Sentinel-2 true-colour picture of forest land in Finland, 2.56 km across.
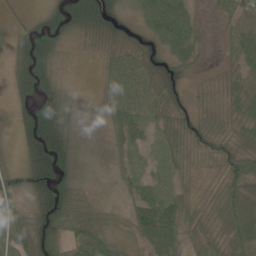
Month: June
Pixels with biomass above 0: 85%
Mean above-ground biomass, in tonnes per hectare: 38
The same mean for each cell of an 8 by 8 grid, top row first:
5 24 59 28 49 110 9 61
32 45 6 15 16 68 9 57
44 54 2 42 50 20 6 37
21 69 13 40 44 30 15 47
17 73 12 21 24 34 22 37
28 58 20 11 23 17 5 60
52 62 65 17 74 58 16 67
69 49 63 41 47 49 30 53
